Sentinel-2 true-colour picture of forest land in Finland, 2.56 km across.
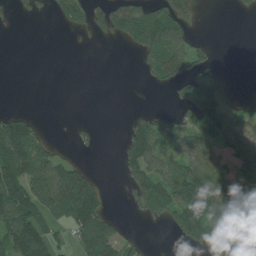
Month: July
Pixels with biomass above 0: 48%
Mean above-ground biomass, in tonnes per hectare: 56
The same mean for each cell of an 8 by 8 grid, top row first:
18 18 67 105 95 86 1 3
0 0 5 1 70 79 33 0
0 0 0 0 15 58 61 0
40 0 0 0 21 29 96 31
141 45 15 1 116 46 62 72
129 117 133 0 108 92 131 67
108 90 146 10 52 109 120 143
118 74 64 107 21 28 61 132
